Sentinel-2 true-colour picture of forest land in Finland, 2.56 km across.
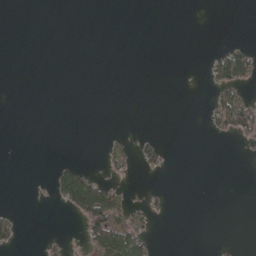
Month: May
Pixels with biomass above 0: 12%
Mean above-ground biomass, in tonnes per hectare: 13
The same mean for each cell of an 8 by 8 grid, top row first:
0 0 0 0 0 0 0 0
0 0 0 0 0 0 2 32
0 0 0 0 0 0 21 78
0 0 0 0 0 0 22 80
0 0 0 13 21 0 1 9
0 10 83 17 6 0 0 0
5 2 79 94 25 0 0 0
25 10 13 104 50 0 0 2
